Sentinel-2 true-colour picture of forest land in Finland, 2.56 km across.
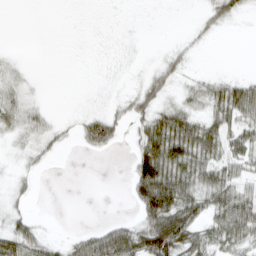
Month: March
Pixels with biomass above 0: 49%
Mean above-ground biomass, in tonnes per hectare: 25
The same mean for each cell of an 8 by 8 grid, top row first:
0 0 0 0 0 0 22 17
1 0 0 1 3 14 4 0
16 0 0 2 20 19 20 25
34 12 6 16 35 41 33 52
10 19 18 28 46 71 62 38
11 2 0 0 68 72 50 30
13 0 0 0 57 73 44 66
51 17 26 62 70 89 42 48
